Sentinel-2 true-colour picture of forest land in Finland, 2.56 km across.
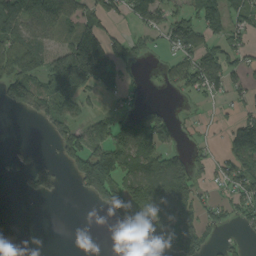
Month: September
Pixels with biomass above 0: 53%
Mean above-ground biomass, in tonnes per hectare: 69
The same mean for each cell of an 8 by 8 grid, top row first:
114 144 79 58 91 64 113 72
114 61 197 112 21 63 56 67
113 103 182 102 14 58 111 48
34 96 53 40 57 13 8 34
7 12 108 123 131 34 16 144
13 62 92 128 96 105 23 98
0 0 0 89 147 117 57 76
0 0 0 0 42 120 53 22
